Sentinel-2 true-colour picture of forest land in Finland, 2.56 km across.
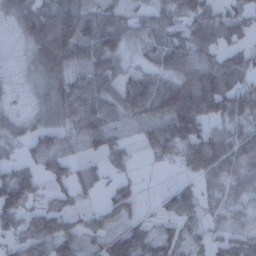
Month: December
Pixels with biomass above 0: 81%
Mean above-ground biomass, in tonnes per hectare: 67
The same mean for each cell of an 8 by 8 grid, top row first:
62 86 123 71 37 48 82 65
15 151 140 90 36 78 72 59
15 81 51 72 80 77 121 66
24 65 73 57 77 139 114 108
31 49 28 46 40 100 109 100
95 66 61 30 6 13 63 69
97 45 29 56 19 74 31 42
55 89 71 80 82 61 38 49
